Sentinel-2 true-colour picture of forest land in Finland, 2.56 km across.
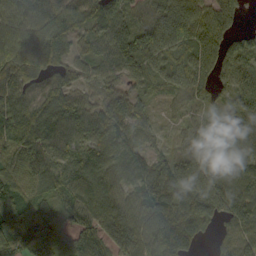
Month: September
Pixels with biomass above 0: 92%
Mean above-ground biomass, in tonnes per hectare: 92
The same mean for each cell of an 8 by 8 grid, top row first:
120 113 93 99 67 147 120 58
122 101 47 92 121 99 134 73
117 82 60 59 42 79 94 97
104 122 90 113 64 25 34 88
103 115 75 119 71 33 95 92
73 95 99 95 103 132 120 85
102 48 89 91 117 140 125 103
117 84 82 37 106 156 22 67
